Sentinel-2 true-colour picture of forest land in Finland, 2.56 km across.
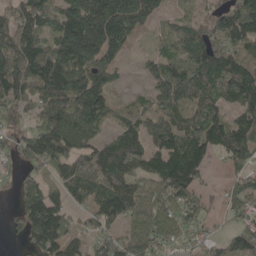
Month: May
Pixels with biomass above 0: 81%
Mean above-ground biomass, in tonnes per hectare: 110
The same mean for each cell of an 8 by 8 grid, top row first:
78 71 191 237 141 31 74 126
114 100 223 133 11 76 129 112
176 189 211 83 37 183 159 163
70 189 234 83 70 119 106 88
62 121 141 106 118 135 130 142
28 49 87 141 98 192 41 71
39 140 51 131 122 118 41 78
20 146 56 68 123 73 46 86
